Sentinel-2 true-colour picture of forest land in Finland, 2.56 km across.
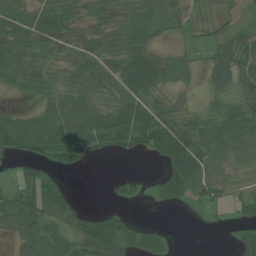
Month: July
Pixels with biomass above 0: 73%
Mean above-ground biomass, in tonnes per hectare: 37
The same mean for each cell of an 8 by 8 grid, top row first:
38 45 32 31 26 34 26 17
41 38 35 33 49 13 25 56
30 38 42 42 71 24 23 42
20 38 58 44 53 41 29 47
49 57 61 42 51 97 55 36
22 26 5 14 12 83 51 19
66 59 25 20 6 17 35 31
38 46 43 53 46 5 0 35
